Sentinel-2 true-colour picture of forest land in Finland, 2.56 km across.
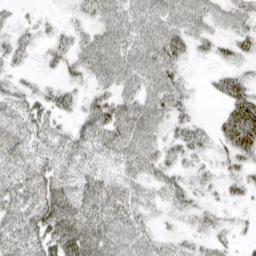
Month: March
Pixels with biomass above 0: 81%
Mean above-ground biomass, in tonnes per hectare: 35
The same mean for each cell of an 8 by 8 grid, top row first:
10 8 18 50 59 58 47 36
27 20 36 59 55 44 19 25
15 9 19 46 48 30 7 28
30 33 25 58 51 30 2 55
49 30 35 51 50 29 24 58
43 47 30 26 33 25 18 23
41 62 57 55 30 20 19 10
40 49 71 51 39 21 19 9
